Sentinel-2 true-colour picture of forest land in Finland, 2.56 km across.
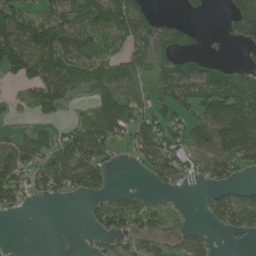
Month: June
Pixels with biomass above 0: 60%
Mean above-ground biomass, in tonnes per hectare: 70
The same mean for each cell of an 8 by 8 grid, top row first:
133 67 89 144 96 13 10 156
148 162 112 48 78 75 9 31
41 95 71 91 68 108 120 102
19 55 15 137 68 73 109 183
80 66 107 68 83 72 99 177
87 76 97 34 20 68 61 32
31 0 2 79 58 23 33 104
1 0 1 41 53 48 39 17
